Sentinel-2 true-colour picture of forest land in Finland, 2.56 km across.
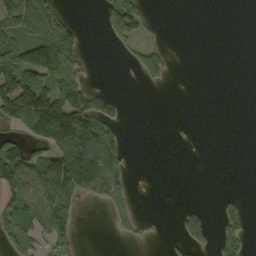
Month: September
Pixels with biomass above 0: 35%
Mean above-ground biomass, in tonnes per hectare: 43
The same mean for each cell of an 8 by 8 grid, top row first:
94 123 2 93 77 0 0 0
81 128 56 13 47 1 0 0
123 89 73 0 28 1 0 0
118 179 145 50 0 0 0 0
61 64 141 73 0 1 0 0
104 112 158 70 0 0 0 0
53 57 18 27 0 6 11 26
64 51 17 2 17 14 39 47
